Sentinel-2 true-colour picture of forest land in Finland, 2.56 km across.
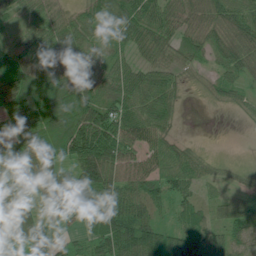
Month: July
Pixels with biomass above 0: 88%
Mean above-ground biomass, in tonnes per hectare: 56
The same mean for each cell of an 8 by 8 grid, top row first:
31 45 48 49 69 56 65 77
48 56 64 37 48 52 60 83
73 64 74 67 65 34 22 48
73 75 90 76 69 42 4 18
63 75 47 104 69 35 3 1
63 63 96 87 59 56 28 19
55 34 43 72 61 30 31 59
48 66 25 103 115 81 84 61
